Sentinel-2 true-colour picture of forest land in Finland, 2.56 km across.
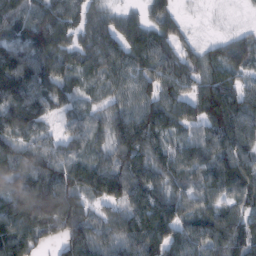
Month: February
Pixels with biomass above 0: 91%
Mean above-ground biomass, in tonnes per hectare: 87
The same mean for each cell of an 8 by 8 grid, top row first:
112 95 66 56 54 46 4 4
116 121 79 103 112 76 43 77
171 120 54 71 72 92 86 60
110 52 52 72 84 87 111 102
89 65 66 89 112 64 89 105
93 114 98 107 100 87 85 108
108 131 88 53 108 90 76 70
134 45 111 78 119 101 99 107
